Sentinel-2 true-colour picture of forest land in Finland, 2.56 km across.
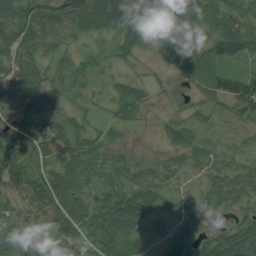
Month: August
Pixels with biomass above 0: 83%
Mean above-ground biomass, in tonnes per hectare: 47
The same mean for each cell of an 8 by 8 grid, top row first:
68 75 91 90 95 56 48 41
59 37 19 22 34 63 64 82
63 38 27 17 21 28 73 90
50 52 23 18 15 19 33 60
90 49 54 23 1 45 29 25
68 57 56 40 23 31 36 55
27 56 46 80 67 24 31 41
24 40 59 61 18 47 58 106
